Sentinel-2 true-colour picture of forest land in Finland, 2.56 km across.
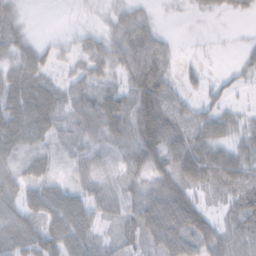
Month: November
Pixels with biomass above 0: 80%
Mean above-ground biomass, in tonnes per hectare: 41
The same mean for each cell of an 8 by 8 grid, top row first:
24 1 8 24 28 5 12 18
35 23 21 46 60 13 5 13
53 36 31 26 82 23 21 15
64 62 50 68 77 46 41 22
48 28 34 45 75 58 67 39
41 36 34 30 38 66 62 62
43 56 48 35 58 79 34 57
48 63 53 21 40 58 59 27
